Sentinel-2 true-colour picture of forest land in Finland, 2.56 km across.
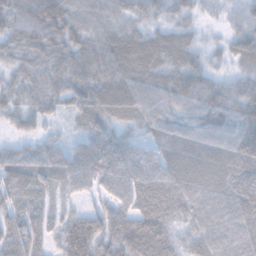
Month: November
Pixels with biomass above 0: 95%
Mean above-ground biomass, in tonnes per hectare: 58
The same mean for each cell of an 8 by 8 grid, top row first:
71 98 50 48 46 41 16 26
52 69 59 69 74 66 22 51
40 62 68 80 62 64 56 46
45 42 54 68 59 50 71 71
32 43 44 85 44 68 61 99
66 62 70 76 69 72 70 86
50 40 25 51 69 73 65 78
81 36 54 55 40 35 67 64
